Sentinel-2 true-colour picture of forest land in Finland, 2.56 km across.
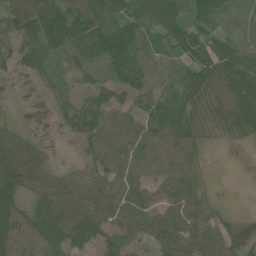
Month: June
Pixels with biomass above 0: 85%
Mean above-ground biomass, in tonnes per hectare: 47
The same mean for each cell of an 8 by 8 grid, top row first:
71 84 84 71 64 57 61 34
48 74 58 58 28 53 63 43
15 38 27 29 30 34 80 86
12 10 47 45 50 49 52 77
56 10 17 60 73 76 17 14
75 36 20 50 51 65 12 0
63 61 47 54 52 47 29 3
75 65 40 39 37 58 48 18
